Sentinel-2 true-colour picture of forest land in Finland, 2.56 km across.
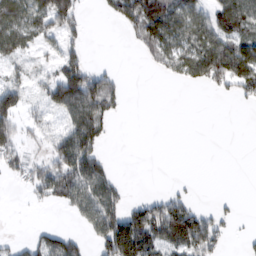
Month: February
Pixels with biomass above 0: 47%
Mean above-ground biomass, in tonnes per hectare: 51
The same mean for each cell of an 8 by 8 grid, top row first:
92 95 40 37 96 77 69 118
62 29 36 0 33 69 106 96
37 51 115 44 0 24 76 90
76 46 117 51 0 0 0 2
60 40 112 6 0 0 0 0
29 88 113 39 0 3 0 0
0 20 63 77 76 96 19 7
15 65 38 158 137 116 103 9
